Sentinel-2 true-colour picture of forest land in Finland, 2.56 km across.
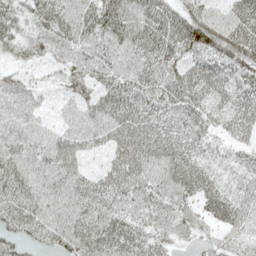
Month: May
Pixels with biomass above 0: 93%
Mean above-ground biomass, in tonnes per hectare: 50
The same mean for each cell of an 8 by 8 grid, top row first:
48 61 57 67 60 48 51 56
43 45 51 52 57 55 69 76
38 15 53 53 57 67 60 49
56 23 52 71 63 57 51 59
57 54 50 50 64 52 33 33
54 47 38 47 54 54 38 31
64 53 51 51 50 49 38 41
49 41 63 63 43 29 24 32
